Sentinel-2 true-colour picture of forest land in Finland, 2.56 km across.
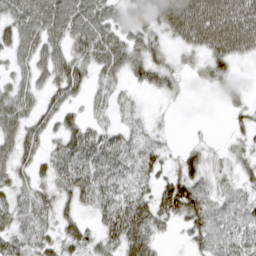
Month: March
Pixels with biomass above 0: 78%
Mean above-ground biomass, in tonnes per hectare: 41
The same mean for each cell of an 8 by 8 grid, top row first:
52 66 65 44 41 72 76 74
44 51 42 63 53 23 53 53
34 38 43 34 32 24 31 15
58 34 18 28 14 4 0 22
48 27 55 42 35 7 13 19
36 31 57 51 36 40 30 24
52 38 32 57 53 65 56 44
51 43 43 43 59 7 53 51
